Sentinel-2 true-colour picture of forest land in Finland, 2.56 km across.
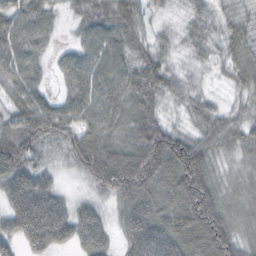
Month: October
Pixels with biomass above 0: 91%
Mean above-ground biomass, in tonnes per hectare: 57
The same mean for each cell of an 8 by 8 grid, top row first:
55 44 44 66 35 15 35 31
66 27 40 59 42 24 36 42
58 19 70 66 77 32 16 36
56 71 65 61 60 20 42 28
99 46 69 58 92 93 60 42
83 42 32 104 106 89 78 29
89 100 38 33 70 63 110 38
54 79 51 30 100 67 108 51
